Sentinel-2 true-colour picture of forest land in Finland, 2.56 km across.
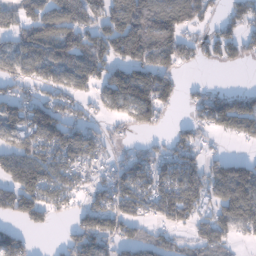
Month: January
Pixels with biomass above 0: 69%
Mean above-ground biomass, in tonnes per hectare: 80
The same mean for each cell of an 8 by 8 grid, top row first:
68 114 95 105 118 118 50 69
77 93 109 106 117 89 52 65
80 70 99 105 125 46 6 0
89 95 48 53 116 19 102 123
77 116 104 35 28 64 23 28
117 122 78 65 103 114 82 120
100 87 53 100 77 134 80 170
67 2 90 76 55 28 74 34
